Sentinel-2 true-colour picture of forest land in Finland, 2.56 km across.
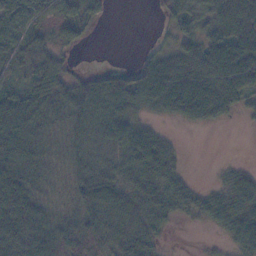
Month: November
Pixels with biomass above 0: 78%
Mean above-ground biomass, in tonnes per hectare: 56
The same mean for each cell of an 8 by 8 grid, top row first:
51 40 42 6 0 45 53 116
52 34 15 0 9 49 74 92
27 54 36 52 79 94 80 85
92 74 92 67 32 50 59 22
100 52 59 60 98 17 0 0
111 45 59 60 83 51 2 38
101 49 68 102 82 55 45 61
117 95 84 83 69 1 3 59
